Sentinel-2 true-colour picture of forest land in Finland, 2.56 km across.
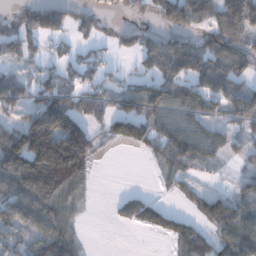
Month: December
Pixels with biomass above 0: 63%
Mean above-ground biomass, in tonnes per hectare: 77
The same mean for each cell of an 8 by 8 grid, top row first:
25 103 41 15 23 113 106 151
92 27 33 25 75 115 109 83
72 47 54 41 60 95 109 76
55 204 86 75 97 82 70 91
155 221 182 31 76 106 83 29
202 244 112 0 1 49 10 10
124 116 32 11 67 18 84 77
51 106 39 0 1 57 59 129
